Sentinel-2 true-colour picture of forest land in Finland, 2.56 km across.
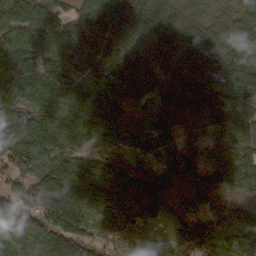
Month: March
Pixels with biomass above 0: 97%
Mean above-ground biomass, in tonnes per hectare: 132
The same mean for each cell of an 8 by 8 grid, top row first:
142 117 82 149 155 99 61 64
113 168 124 139 122 133 160 125
138 164 123 185 175 196 171 198
139 120 157 147 81 204 181 131
124 104 76 83 69 76 86 108
92 192 250 213 183 148 126 137
130 208 153 179 207 87 55 55
88 148 158 90 52 122 138 77
